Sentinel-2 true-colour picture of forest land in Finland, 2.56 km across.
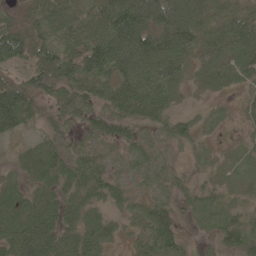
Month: May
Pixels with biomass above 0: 91%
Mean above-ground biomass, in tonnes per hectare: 61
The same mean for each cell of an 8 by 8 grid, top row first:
38 69 56 109 117 116 70 67
102 86 78 110 115 102 54 91
62 107 82 77 99 60 48 52
113 45 58 61 64 47 32 28
32 46 28 38 44 41 21 20
30 58 51 43 46 30 24 23
71 56 66 47 54 40 55 32
88 94 98 47 38 53 26 60
